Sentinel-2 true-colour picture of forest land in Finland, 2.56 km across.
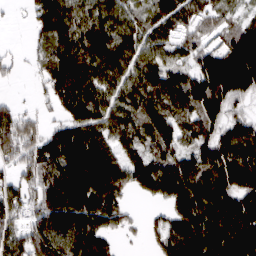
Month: March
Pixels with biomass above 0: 85%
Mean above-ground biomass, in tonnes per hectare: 127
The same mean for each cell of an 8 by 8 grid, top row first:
6 165 111 89 64 124 74 47
9 86 143 154 108 82 81 171
13 107 172 112 123 124 221 237
59 28 145 112 120 107 143 54
129 130 217 100 89 99 127 176
72 139 216 169 136 175 159 203
116 180 219 144 13 130 181 187
117 188 218 64 26 149 223 231
